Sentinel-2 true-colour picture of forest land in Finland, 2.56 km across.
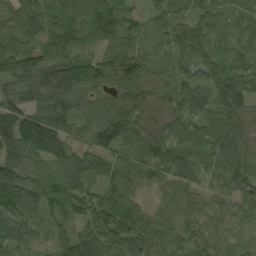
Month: September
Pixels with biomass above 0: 96%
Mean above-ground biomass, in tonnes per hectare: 81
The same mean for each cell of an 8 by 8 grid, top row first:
66 90 92 102 37 63 59 45
71 71 78 73 39 66 79 51
94 116 114 106 73 56 77 90
103 106 81 105 87 72 85 95
125 191 63 102 101 93 98 77
105 95 103 84 59 87 49 78
81 87 75 138 47 59 34 39
78 44 97 132 101 62 59 26
